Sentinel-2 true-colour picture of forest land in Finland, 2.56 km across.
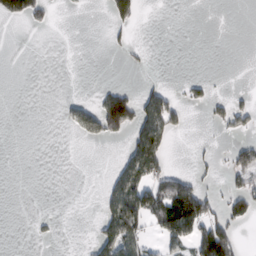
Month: February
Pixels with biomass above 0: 20%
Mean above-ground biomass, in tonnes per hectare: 30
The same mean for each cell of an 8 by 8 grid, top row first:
49 23 1 48 7 0 0 0
0 0 0 10 6 0 0 0
0 0 0 3 7 2 16 0
0 0 34 158 100 65 19 45
0 0 5 10 143 7 3 29
0 0 0 47 106 59 12 53
0 0 0 94 123 151 67 48
0 5 2 107 41 80 121 26
